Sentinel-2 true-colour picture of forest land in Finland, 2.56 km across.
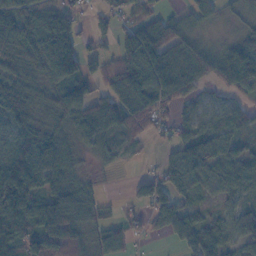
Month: November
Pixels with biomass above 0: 80%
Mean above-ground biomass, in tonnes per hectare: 63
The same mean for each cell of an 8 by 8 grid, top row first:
69 69 30 42 53 34 50 36
58 100 68 38 131 38 48 66
59 62 90 63 134 93 44 87
87 48 95 90 103 38 48 42
77 77 41 40 14 53 72 28
149 84 34 3 32 70 55 83
130 85 63 2 42 76 21 46
96 90 55 57 25 45 87 75
